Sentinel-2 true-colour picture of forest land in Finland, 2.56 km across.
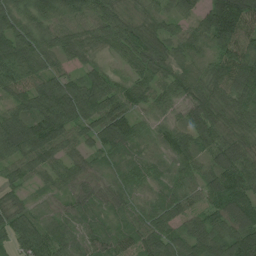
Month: July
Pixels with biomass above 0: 97%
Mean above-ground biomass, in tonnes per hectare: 76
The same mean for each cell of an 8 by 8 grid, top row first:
84 98 83 78 45 63 99 141
123 75 64 59 97 52 65 107
87 81 62 65 67 74 69 100
66 131 113 117 53 54 85 73
125 126 64 84 34 78 66 72
64 50 51 41 43 57 69 100
54 41 57 50 50 69 67 86
65 82 62 56 76 72 116 120
